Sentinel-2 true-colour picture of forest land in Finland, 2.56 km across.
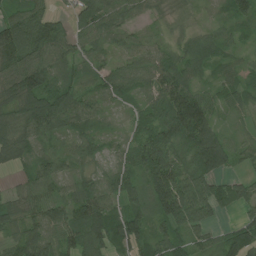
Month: July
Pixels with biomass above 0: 92%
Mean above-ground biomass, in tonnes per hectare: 71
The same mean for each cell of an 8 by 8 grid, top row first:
70 73 56 71 30 27 12 60
149 108 54 44 50 37 60 30
109 80 45 74 56 99 35 52
106 157 92 28 50 134 81 32
91 48 61 21 85 85 132 32
27 88 51 64 87 106 91 30
64 87 103 64 69 113 68 44
75 92 97 96 85 75 49 109
